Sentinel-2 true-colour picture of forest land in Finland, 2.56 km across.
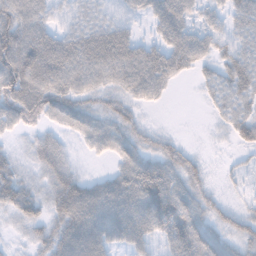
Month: November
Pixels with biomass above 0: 83%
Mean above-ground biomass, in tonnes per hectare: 52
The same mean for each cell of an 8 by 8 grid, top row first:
76 45 36 30 32 78 39 53
97 92 77 99 50 75 46 45
97 88 63 58 82 33 28 70
67 63 51 48 18 0 12 47
12 41 21 53 39 28 4 30
42 45 32 37 89 63 27 12
49 43 90 79 86 85 52 25
11 55 92 58 55 74 68 51
